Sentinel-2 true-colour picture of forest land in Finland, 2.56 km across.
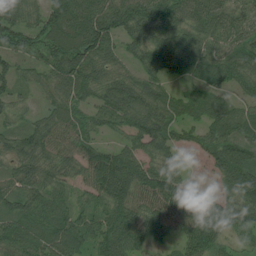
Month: July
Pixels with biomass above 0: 91%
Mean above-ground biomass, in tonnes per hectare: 77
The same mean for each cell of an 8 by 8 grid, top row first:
76 86 108 108 105 98 89 70
70 77 107 67 77 107 75 79
58 56 102 70 74 54 76 70
47 50 64 91 105 73 85 66
76 79 74 38 76 58 71 79
63 69 55 125 89 70 26 99
76 83 55 89 80 125 84 93
78 82 73 89 56 54 84 39
